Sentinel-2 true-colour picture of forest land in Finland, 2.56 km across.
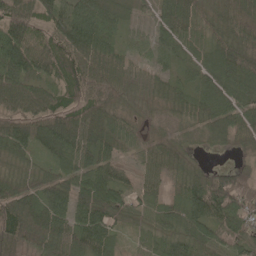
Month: May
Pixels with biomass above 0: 90%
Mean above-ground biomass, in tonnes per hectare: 64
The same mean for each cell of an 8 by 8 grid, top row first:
102 73 87 52 18 92 43 99
100 72 96 51 32 55 61 81
104 53 77 68 39 41 72 82
73 82 75 62 12 35 77 65
79 83 91 62 34 28 19 34
48 45 68 60 39 47 48 55
115 99 72 79 39 42 102 77
78 100 93 51 28 56 58 65
